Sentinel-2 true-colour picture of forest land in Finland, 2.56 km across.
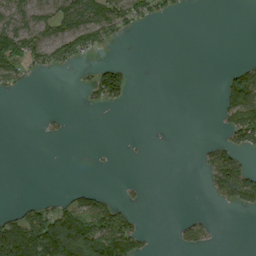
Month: August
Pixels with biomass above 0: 29%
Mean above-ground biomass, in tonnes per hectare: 35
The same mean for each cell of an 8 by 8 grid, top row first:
53 65 105 91 46 11 0 0
95 80 63 14 0 0 0 0
43 3 9 72 0 0 0 94
0 4 2 4 0 0 0 143
0 3 0 1 2 0 20 70
0 0 0 1 2 0 48 125
17 45 74 54 8 0 2 38
194 152 168 149 31 15 21 0
